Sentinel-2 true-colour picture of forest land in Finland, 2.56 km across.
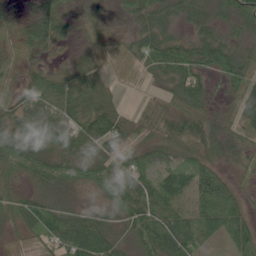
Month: June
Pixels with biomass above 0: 92%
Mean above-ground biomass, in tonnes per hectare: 47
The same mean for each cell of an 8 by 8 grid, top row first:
23 57 26 23 58 40 43 60
30 35 28 21 62 63 73 39
24 49 62 17 14 63 39 67
56 65 61 44 26 46 42 42
72 49 53 44 33 44 45 40
40 64 46 64 55 52 63 21
50 50 23 42 71 47 56 41
14 51 75 44 67 89 33 53
